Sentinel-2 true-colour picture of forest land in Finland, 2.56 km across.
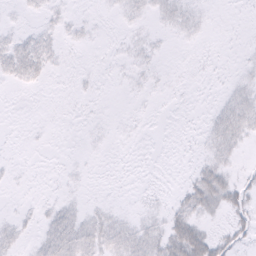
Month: February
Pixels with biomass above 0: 39%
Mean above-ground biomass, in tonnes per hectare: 5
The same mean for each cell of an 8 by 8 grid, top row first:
1 4 2 2 5 9 3 0
11 8 2 1 6 1 1 1
8 3 1 1 4 1 1 5
0 0 1 0 1 0 3 14
0 0 1 1 0 1 6 7
1 1 2 0 1 1 18 6
1 4 5 4 4 8 13 14
6 11 14 12 13 25 19 9
